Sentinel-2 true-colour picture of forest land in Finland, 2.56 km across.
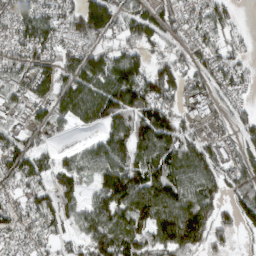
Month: March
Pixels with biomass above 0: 83%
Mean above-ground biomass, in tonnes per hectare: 82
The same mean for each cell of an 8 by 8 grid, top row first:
81 81 107 95 70 70 79 17
66 82 71 55 63 44 66 35
64 82 103 136 116 95 60 45
52 74 95 120 126 65 77 42
69 30 26 109 133 111 61 62
92 66 83 133 126 111 103 98
57 81 65 128 134 131 97 89
40 47 51 120 99 128 81 23
